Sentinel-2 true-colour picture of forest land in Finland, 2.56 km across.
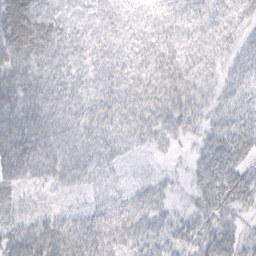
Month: February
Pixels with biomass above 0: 93%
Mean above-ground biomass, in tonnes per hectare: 42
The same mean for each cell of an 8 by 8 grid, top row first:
108 64 34 36 29 37 39 32
74 62 38 37 39 54 42 25
58 50 33 54 60 62 28 31
55 49 38 53 51 43 26 38
76 53 41 43 25 14 39 59
48 35 41 23 8 10 53 56
16 11 15 37 45 16 49 36
46 64 58 48 41 38 52 37
